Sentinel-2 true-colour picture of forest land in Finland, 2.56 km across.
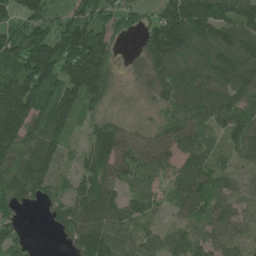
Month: June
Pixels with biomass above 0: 88%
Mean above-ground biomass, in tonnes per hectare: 90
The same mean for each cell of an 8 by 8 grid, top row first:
68 65 87 75 51 142 135 109
128 186 189 62 69 160 131 162
117 131 193 65 46 122 102 117
147 128 74 34 19 71 113 99
113 103 29 134 73 94 47 90
103 91 75 84 57 57 88 29
67 54 107 113 68 45 92 29
69 2 108 98 68 60 60 40
